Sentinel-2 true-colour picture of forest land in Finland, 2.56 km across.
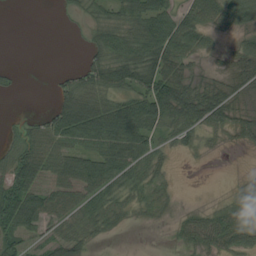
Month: August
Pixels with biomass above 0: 65%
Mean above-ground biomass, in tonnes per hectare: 36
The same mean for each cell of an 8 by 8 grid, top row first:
0 0 10 28 71 50 59 58
0 0 4 53 76 62 21 33
6 3 39 49 64 67 20 44
2 21 78 71 74 74 70 27
30 47 41 61 49 21 9 15
67 40 64 54 37 6 0 5
69 53 48 39 19 10 16 42
38 25 35 6 0 14 43 41
